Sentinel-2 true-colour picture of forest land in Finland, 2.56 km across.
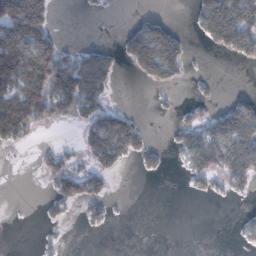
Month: January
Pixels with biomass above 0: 37%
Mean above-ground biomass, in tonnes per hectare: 56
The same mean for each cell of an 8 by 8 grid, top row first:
218 92 5 3 19 1 123 127
180 120 30 22 160 107 25 88
173 196 161 51 48 43 9 0
195 104 85 66 4 19 31 98
43 8 42 142 44 36 123 128
0 47 71 31 15 2 58 80
0 18 28 18 0 0 0 4
0 8 0 0 0 0 0 13
